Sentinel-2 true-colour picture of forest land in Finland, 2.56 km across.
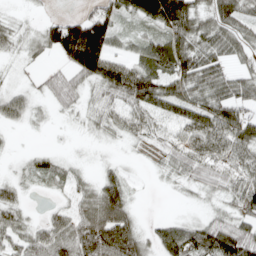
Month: April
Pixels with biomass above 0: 75%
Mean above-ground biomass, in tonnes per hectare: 49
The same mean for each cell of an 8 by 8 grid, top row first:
9 15 48 70 66 120 51 62
22 51 164 51 48 96 67 46
8 32 48 86 91 85 72 52
42 9 19 38 59 53 78 60
2 3 4 10 25 49 68 76
13 30 20 34 4 29 48 56
42 13 41 85 3 2 17 44
48 63 84 104 39 77 82 88
